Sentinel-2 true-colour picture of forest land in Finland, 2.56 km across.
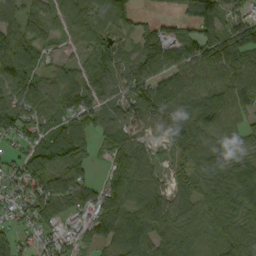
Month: September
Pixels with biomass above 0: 87%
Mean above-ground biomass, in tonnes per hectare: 80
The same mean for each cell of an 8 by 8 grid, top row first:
88 69 130 107 24 46 79 59
106 34 36 83 101 82 99 140
123 63 77 63 115 88 75 92
110 77 95 53 100 109 122 61
42 91 67 61 52 70 71 68
74 113 82 57 71 44 84 83
65 100 82 105 93 68 83 77
58 42 45 90 118 87 70 102
